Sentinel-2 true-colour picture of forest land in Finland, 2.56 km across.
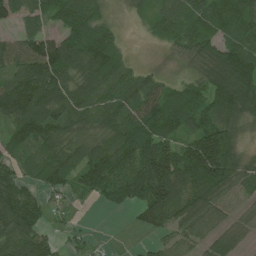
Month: July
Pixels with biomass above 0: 83%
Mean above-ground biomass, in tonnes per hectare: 87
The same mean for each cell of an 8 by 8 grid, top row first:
65 74 113 31 30 82 85 117
78 117 114 91 5 40 88 115
106 136 85 100 58 40 102 190
133 118 85 85 111 144 112 122
64 93 65 91 132 91 179 58
69 70 74 112 127 160 202 88
145 41 8 31 105 137 91 39
91 53 21 2 13 54 58 45
